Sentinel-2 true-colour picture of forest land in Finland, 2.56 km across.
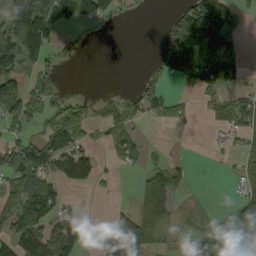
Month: September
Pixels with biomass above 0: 49%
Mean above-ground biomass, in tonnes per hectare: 47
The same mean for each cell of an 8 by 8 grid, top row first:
94 93 45 7 1 40 142 29
135 72 11 0 0 104 82 37
102 37 0 0 24 33 74 33
89 38 59 40 37 33 20 83
57 71 52 34 21 0 6 23
80 87 71 8 26 31 0 24
66 87 14 11 46 16 3 77
85 94 49 46 54 3 87 81
